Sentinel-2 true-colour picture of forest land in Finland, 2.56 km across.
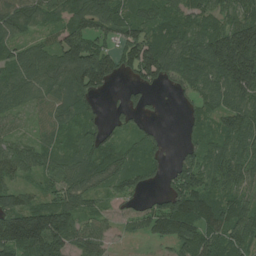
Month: July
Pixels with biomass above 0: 85%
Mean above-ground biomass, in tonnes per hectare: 78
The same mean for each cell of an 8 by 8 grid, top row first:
88 63 91 100 71 77 77 84
55 62 143 64 139 96 113 202
67 76 122 52 70 62 90 166
41 54 82 21 33 5 66 101
42 48 60 54 52 8 74 83
59 46 73 65 64 72 93 94
109 104 66 21 40 137 125 89
142 155 75 34 24 91 96 85
